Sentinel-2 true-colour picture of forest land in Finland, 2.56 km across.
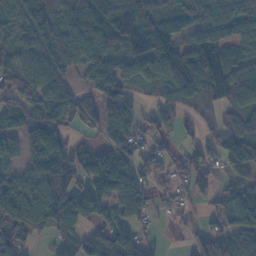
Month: November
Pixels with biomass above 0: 79%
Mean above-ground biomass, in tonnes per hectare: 91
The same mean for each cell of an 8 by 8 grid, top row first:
68 69 64 137 131 97 110 106
87 99 113 72 141 121 118 70
76 105 33 125 72 131 147 131
83 120 102 94 36 51 30 82
65 158 34 97 61 18 52 117
82 172 106 236 80 42 62 61
137 158 156 96 75 24 22 150
66 34 88 134 50 1 63 90
